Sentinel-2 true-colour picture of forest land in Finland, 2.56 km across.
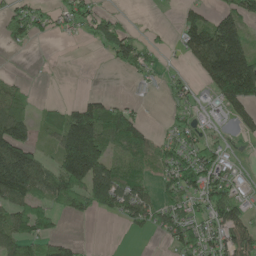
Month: May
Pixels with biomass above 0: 55%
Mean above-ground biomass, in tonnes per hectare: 65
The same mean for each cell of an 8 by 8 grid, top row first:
68 50 73 37 1 20 61 93
18 1 4 72 60 22 208 159
20 2 0 0 30 25 86 257
68 31 91 72 13 26 20 83
160 32 198 71 69 62 46 10
210 89 154 105 51 90 88 25
74 50 53 61 82 72 80 67
79 62 12 0 5 75 74 102
